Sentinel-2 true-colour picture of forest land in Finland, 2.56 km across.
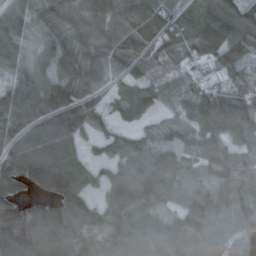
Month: October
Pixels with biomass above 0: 92%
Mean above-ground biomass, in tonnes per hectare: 95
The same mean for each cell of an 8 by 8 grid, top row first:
88 72 82 94 173 117 149 132
71 73 75 103 125 112 161 142
60 74 75 44 89 60 64 76
78 109 121 55 80 50 144 141
77 100 53 52 56 65 94 60
118 150 103 60 101 83 76 128
111 82 95 94 98 67 114 107
161 124 127 98 92 86 100 61
